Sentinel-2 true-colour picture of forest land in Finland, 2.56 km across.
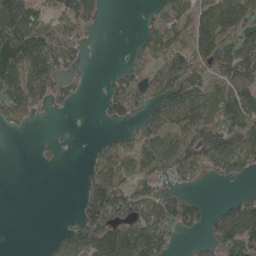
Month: May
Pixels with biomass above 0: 56%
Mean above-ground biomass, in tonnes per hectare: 69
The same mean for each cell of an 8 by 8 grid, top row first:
171 90 95 0 14 56 76 97
195 152 47 1 39 67 91 112
112 146 23 22 44 106 56 110
65 18 2 36 48 86 93 121
0 14 0 53 123 84 137 97
0 0 9 125 72 61 33 48
0 0 32 160 98 106 24 78
0 8 119 200 135 40 38 126
